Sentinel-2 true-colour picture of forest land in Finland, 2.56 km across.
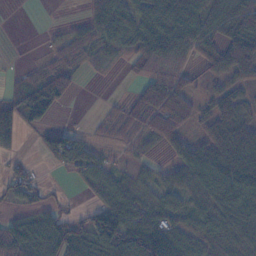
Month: November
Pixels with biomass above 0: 71%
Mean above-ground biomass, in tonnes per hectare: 50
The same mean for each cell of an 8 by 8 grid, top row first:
0 0 9 68 54 78 59 79
0 19 58 31 68 86 46 79
26 82 16 1 48 68 31 49
97 59 0 27 82 88 38 46
18 54 68 31 39 43 52 68
40 4 35 40 20 39 67 67
22 38 14 75 54 44 43 58
87 88 83 120 123 64 40 49
